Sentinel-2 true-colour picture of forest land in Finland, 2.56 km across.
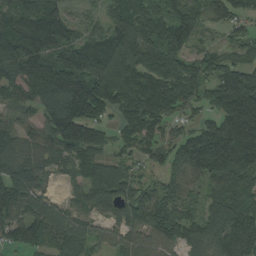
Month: August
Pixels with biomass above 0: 90%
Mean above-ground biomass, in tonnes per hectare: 116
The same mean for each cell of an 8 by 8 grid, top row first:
92 125 24 84 132 118 76 73
118 98 113 135 143 127 50 57
102 141 167 201 171 151 107 166
60 114 171 101 199 84 61 239
79 98 148 81 98 102 198 256
141 61 80 135 39 104 143 184
103 111 76 86 134 108 85 117
78 101 143 76 111 99 104 163
